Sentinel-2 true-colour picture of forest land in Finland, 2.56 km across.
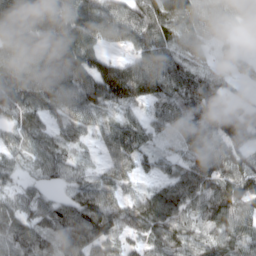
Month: March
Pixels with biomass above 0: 92%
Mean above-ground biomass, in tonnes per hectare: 76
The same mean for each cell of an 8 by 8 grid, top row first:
101 101 112 83 102 112 94 73
81 90 118 39 92 78 47 18
103 89 86 161 157 92 51 24
73 56 67 40 42 65 87 75
46 59 36 77 77 29 63 74
31 46 41 61 40 70 104 118
64 62 110 84 103 97 85 92
69 64 108 72 73 76 58 73
